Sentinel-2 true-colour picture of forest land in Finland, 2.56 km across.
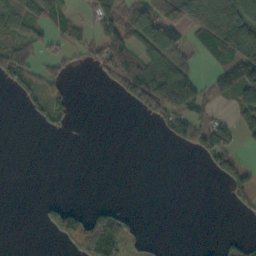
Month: October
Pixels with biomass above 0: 39%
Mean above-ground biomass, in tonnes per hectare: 43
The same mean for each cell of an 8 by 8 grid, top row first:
57 73 20 58 94 97 121 133
72 31 35 110 70 74 58 107
56 49 1 62 120 104 25 120
2 53 0 0 46 85 35 64
0 0 0 0 0 27 103 33
0 0 0 0 0 0 13 75
0 41 33 38 0 0 0 20
0 10 155 126 21 0 0 25
